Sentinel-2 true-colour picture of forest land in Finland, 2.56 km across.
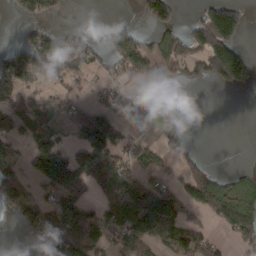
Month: March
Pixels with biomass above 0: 49%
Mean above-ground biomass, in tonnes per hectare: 77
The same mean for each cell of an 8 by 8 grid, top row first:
31 77 0 7 58 53 113 88
41 101 74 70 66 89 177 74
97 58 28 35 71 45 92 124
75 53 47 69 18 19 0 0
82 92 76 157 58 65 0 0
102 164 130 144 76 43 98 32
85 97 121 118 208 100 117 112
3 130 160 66 128 110 72 53
